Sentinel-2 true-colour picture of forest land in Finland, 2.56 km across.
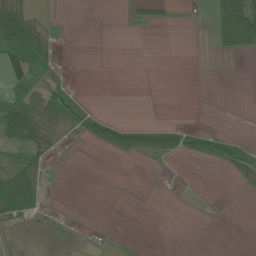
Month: June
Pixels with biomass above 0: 28%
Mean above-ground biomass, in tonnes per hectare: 12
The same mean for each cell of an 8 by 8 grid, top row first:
43 5 0 0 11 3 10 79
49 23 0 0 0 0 3 41
31 27 1 0 0 0 0 0
58 36 25 3 0 0 0 0
30 28 5 34 28 23 23 14
48 10 0 0 0 1 0 15
53 7 0 0 0 0 1 0
3 1 1 2 0 0 0 0
